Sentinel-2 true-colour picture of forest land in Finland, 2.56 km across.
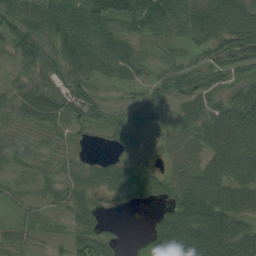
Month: August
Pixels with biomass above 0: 88%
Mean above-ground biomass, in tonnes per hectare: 52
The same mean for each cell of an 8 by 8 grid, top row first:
68 88 87 95 91 94 92 83
44 37 87 63 20 27 63 66
25 39 41 35 32 50 32 42
31 54 42 34 38 34 43 71
22 20 14 18 19 56 60 82
19 23 61 76 54 60 68 69
33 35 53 25 11 74 100 69
43 27 45 27 22 118 98 72
